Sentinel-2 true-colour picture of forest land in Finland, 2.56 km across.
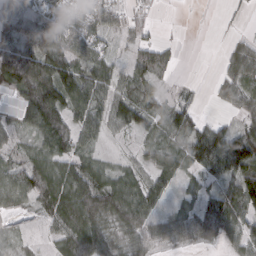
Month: March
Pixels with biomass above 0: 77%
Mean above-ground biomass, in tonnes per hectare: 55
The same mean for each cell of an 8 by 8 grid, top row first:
72 66 66 54 24 1 0 8
93 104 58 21 51 16 0 29
134 125 89 49 51 14 5 57
62 128 69 66 63 55 5 33
27 69 54 9 25 33 107 95
70 92 79 51 48 46 53 77
31 71 109 88 81 27 72 81
14 25 109 66 50 36 37 44
